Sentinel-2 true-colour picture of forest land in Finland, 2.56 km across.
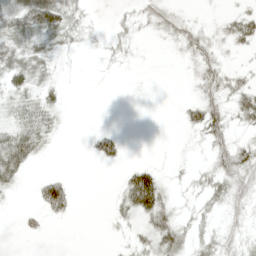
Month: April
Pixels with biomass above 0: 50%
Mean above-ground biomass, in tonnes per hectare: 19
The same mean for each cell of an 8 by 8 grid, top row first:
46 72 20 5 19 21 4 30
38 28 10 13 3 14 33 19
30 22 1 1 1 0 38 18
24 26 0 0 0 4 51 33
45 15 0 23 0 2 25 23
25 16 0 1 52 5 22 43
3 39 2 10 60 15 18 20
1 2 0 3 20 38 19 20
